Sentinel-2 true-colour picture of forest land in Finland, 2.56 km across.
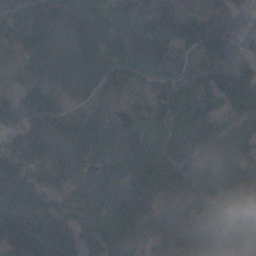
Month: November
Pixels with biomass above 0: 95%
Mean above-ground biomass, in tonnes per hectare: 99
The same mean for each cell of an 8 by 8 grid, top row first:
133 117 129 71 66 70 61 70
71 104 110 89 92 80 120 132
44 128 180 117 64 73 56 106
103 120 63 41 38 50 54 64
138 141 124 77 80 89 84 79
142 86 44 61 111 97 74 160
159 94 71 104 104 120 95 100
197 213 123 119 80 172 142 60
